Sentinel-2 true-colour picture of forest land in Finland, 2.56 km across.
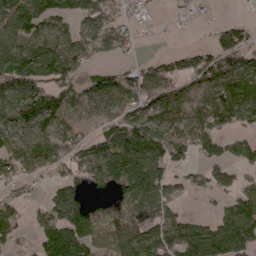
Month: April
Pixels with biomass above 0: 73%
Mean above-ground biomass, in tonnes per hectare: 88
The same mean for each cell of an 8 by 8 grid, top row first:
117 103 86 67 36 10 3 9
103 112 98 66 4 20 68 130
145 112 66 86 121 102 100 128
122 132 45 80 97 73 123 116
89 105 89 127 143 96 78 60
58 45 115 166 144 52 55 51
44 88 195 69 48 51 10 115
28 127 132 60 111 121 129 120
